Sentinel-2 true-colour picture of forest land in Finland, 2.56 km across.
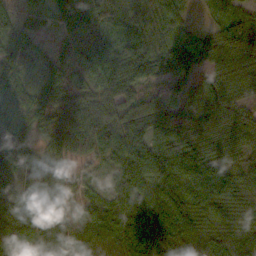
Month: October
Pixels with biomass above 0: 95%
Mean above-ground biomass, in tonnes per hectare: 62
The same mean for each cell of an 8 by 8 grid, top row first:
34 32 100 73 63 44 13 56
49 16 47 78 83 61 67 93
40 46 40 81 60 55 48 61
28 62 83 57 55 63 86 64
32 40 54 60 82 124 138 98
33 45 20 21 85 93 101 70
58 43 32 39 75 91 73 51
56 81 61 59 115 91 74 57
